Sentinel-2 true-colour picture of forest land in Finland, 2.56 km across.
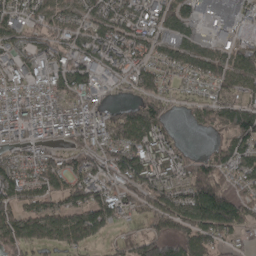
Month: April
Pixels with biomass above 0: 81%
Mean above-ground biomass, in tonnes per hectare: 94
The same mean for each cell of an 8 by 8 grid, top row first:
102 99 77 108 92 97 30 54
58 69 83 123 91 76 55 82
67 85 108 52 92 59 90 79
117 117 113 73 110 28 96 144
82 79 94 117 133 69 21 102
103 122 116 93 141 105 130 88
117 98 122 143 80 140 166 111
120 97 120 42 90 99 112 45
